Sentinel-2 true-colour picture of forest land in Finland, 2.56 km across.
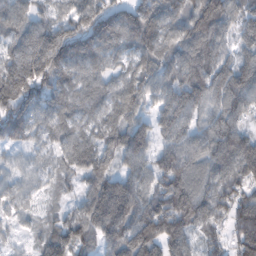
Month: February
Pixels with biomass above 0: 92%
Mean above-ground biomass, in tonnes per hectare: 117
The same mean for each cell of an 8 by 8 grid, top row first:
98 67 125 148 173 114 189 88
113 201 164 117 133 105 127 77
188 150 102 77 108 116 142 130
154 113 97 100 81 135 90 119
62 67 115 108 138 112 115 146
50 53 79 108 102 214 110 110
52 29 77 210 151 238 140 97
23 88 125 127 201 172 71 74
